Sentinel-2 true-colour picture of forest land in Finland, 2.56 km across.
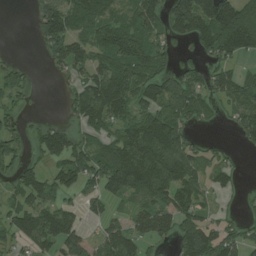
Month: July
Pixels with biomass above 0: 67%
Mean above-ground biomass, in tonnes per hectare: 75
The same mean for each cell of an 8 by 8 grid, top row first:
0 118 113 73 89 110 166 175
0 66 72 99 94 40 79 113
48 4 53 122 101 92 67 59
33 1 80 95 80 89 36 79
59 90 54 74 159 126 23 29
57 59 82 115 147 125 63 17
63 79 40 35 72 99 38 16
51 87 64 91 63 78 110 61
